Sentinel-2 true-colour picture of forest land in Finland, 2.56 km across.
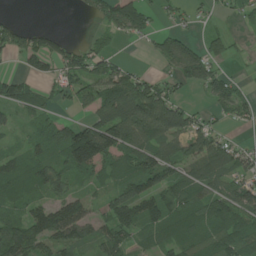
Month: July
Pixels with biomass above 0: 70%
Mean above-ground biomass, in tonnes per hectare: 75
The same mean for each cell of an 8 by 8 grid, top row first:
9 0 13 93 65 38 21 29
82 74 46 39 12 82 51 7
60 44 86 120 59 51 90 21
42 40 25 126 155 120 31 52
25 75 201 146 100 68 92 32
109 108 70 75 119 84 103 73
55 89 87 85 109 115 106 121
148 103 79 104 39 89 107 116
